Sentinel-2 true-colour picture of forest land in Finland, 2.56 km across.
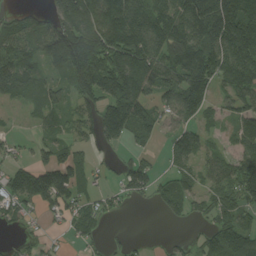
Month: August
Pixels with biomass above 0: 71%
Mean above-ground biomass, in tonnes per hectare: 103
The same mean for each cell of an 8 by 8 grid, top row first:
54 82 190 194 147 143 198 214
97 134 247 201 176 174 165 223
133 53 139 185 157 122 139 171
12 71 80 146 109 90 65 93
34 62 61 50 39 106 48 89
95 168 119 23 120 75 70 154
80 71 81 34 8 69 83 104
28 33 39 16 11 18 81 126
